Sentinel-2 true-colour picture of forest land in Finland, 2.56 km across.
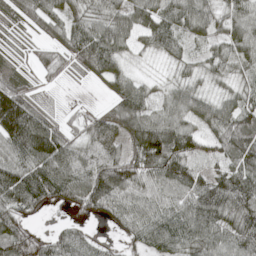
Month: May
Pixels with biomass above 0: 90%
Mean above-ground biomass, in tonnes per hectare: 74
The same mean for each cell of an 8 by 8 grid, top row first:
47 73 59 84 86 88 79 78
19 38 80 95 37 40 36 80
47 20 15 62 27 35 39 43
147 35 18 59 76 79 87 95
100 133 62 68 112 129 53 107
100 121 99 131 92 108 68 101
96 33 55 92 87 82 111 102
111 49 67 20 71 93 88 90
